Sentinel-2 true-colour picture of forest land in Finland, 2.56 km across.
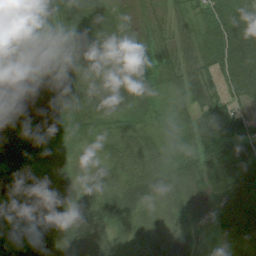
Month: August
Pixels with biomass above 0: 97%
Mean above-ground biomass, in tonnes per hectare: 48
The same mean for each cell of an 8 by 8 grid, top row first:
92 61 79 62 26 34 55 60
79 55 71 63 45 47 56 68
89 77 66 53 56 46 44 60
98 112 63 49 27 31 51 26
78 56 22 24 34 28 43 30
62 26 15 35 56 36 34 29
19 22 35 39 35 35 26 48
30 43 40 22 31 52 12 51
